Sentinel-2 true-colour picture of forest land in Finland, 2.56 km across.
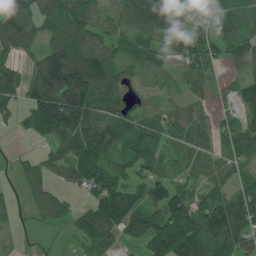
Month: June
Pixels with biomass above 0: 81%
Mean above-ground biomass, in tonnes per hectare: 100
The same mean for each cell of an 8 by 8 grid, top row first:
138 122 127 55 129 118 124 103
84 88 155 85 93 74 84 101
84 251 225 139 49 26 44 43
54 225 221 132 61 42 34 62
2 50 141 125 117 53 50 87
27 60 112 123 88 52 60 61
23 103 58 215 151 177 162 171
6 3 51 73 123 217 159 135
